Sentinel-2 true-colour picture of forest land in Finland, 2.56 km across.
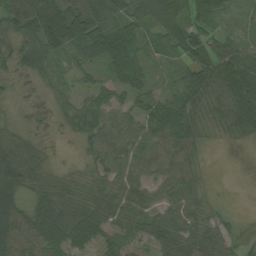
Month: August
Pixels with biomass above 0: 85%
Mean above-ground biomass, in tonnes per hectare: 47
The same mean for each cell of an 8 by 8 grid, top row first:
71 84 84 71 64 57 61 34
48 74 58 58 28 53 63 43
15 38 27 29 30 34 80 86
12 10 47 45 50 49 52 77
56 10 17 60 73 76 17 14
75 36 20 50 51 65 12 0
63 61 47 54 52 47 29 3
75 65 40 39 37 58 48 18
